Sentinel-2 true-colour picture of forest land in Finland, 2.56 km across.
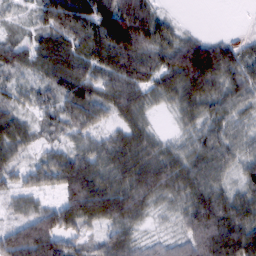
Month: February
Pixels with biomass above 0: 90%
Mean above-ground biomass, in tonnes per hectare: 68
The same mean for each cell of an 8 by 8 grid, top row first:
18 92 106 121 85 11 0 0
57 75 58 86 77 74 96 34
35 59 94 64 57 90 111 65
47 45 94 57 49 35 54 47
68 33 46 57 68 36 68 47
51 64 116 79 96 81 71 41
34 55 120 114 52 33 115 73
111 133 44 88 32 43 139 122
